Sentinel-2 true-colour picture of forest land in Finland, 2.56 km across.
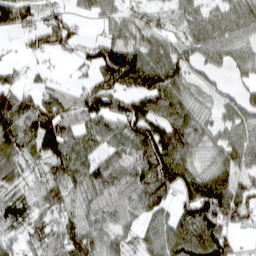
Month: March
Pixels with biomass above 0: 84%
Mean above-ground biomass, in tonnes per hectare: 72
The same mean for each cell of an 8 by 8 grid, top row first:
96 50 26 46 40 44 61 72
11 58 45 105 77 66 74 63
34 20 27 113 108 91 29 28
87 104 80 98 112 85 36 69
83 106 84 57 114 114 55 82
62 70 84 96 93 119 73 57
63 70 66 59 72 60 128 89
47 68 110 57 57 105 136 24
